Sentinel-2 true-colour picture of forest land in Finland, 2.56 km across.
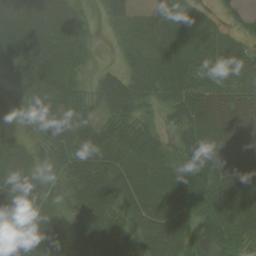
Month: August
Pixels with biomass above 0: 93%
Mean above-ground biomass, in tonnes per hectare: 65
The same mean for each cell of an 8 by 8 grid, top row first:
82 76 38 57 43 120 53 15
77 83 50 17 81 106 94 35
55 83 27 54 78 92 63 54
32 67 49 64 31 47 81 74
48 44 72 79 85 34 81 81
71 34 78 88 74 73 63 82
84 53 76 73 74 66 60 75
74 61 57 91 54 66 66 62
